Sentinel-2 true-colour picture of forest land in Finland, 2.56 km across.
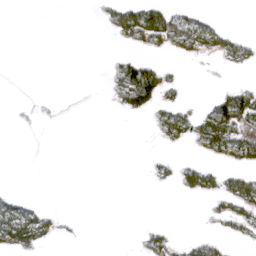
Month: April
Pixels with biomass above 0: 20%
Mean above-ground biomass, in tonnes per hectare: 20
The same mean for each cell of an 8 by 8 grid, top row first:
0 0 0 31 83 48 11 0
0 0 0 2 21 35 34 35
0 0 0 17 112 14 0 4
0 0 0 5 37 43 44 123
0 0 0 0 0 17 54 74
0 0 0 0 3 27 45 46
41 13 0 0 0 0 9 52
77 20 0 0 14 19 24 17
